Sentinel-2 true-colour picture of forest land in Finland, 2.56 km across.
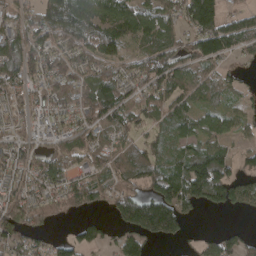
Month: April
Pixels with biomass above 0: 78%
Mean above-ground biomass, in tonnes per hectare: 89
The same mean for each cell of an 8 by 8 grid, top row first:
44 104 145 138 101 91 197 70
105 80 84 91 68 85 130 70
79 82 103 124 94 113 90 39
53 51 83 113 86 86 76 58
67 47 89 74 78 62 85 30
62 103 60 96 104 135 218 90
124 83 73 76 193 148 65 82
89 40 73 48 82 46 57 68
